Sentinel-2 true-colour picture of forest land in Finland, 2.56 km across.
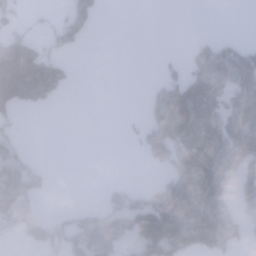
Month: January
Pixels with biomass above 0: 42%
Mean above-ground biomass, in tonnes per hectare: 60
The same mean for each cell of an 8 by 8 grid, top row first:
22 10 77 0 0 0 0 0
151 57 23 0 0 1 67 62
205 176 1 0 2 57 94 77
43 10 0 0 26 142 104 87
40 0 0 0 63 150 111 112
113 22 0 1 0 120 155 116
48 2 32 78 120 158 165 88
13 40 88 59 128 144 121 52
